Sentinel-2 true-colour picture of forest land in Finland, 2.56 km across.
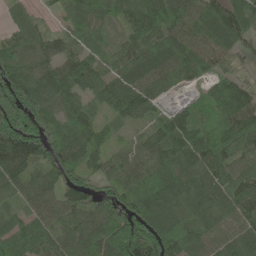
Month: June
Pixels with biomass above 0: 93%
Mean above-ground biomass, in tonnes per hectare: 88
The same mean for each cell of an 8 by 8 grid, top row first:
42 18 76 62 109 101 97 99
92 74 72 45 97 111 95 61
121 113 106 91 106 65 49 69
72 75 87 58 71 73 71 133
152 107 108 46 64 135 102 96
99 82 64 60 76 111 88 84
37 76 92 82 101 102 94 96
102 82 108 137 162 110 79 97
